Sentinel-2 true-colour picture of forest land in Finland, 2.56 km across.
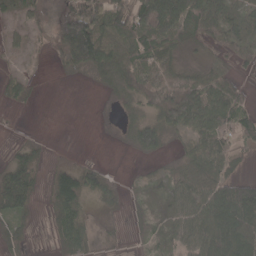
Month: April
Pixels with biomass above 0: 68%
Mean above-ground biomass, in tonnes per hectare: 48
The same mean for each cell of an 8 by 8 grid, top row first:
25 31 170 100 93 96 93 47
10 31 162 79 91 52 26 42
21 1 6 56 104 64 57 21
3 0 0 4 37 119 81 57
16 6 1 1 67 17 67 35
73 26 64 13 18 38 74 35
61 23 47 13 22 38 80 118
28 13 43 4 24 36 85 83
